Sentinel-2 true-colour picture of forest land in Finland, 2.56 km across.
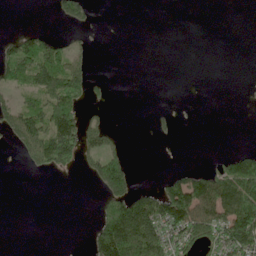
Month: June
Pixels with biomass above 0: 32%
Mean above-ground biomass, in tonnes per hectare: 48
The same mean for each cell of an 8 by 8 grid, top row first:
0 4 52 0 0 0 0 0
84 91 15 0 0 0 0 0
70 109 77 6 0 0 0 0
80 136 88 6 0 9 0 0
42 154 119 34 0 2 0 1
0 22 11 137 0 39 69 155
0 0 0 107 151 185 111 179
0 0 0 211 196 85 96 166
